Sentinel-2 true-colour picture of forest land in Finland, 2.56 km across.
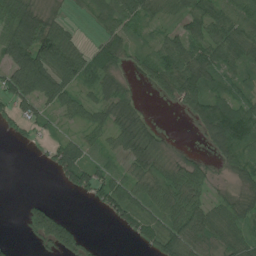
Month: July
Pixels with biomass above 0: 71%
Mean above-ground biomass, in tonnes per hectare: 50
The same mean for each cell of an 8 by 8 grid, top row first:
93 46 10 71 53 37 79 70
132 119 44 42 25 65 73 79
91 104 54 44 21 78 60 35
39 33 42 58 22 8 97 94
5 22 55 36 56 5 28 74
0 4 79 51 53 57 35 31
1 60 0 53 51 74 49 48
6 77 49 0 30 87 64 49
